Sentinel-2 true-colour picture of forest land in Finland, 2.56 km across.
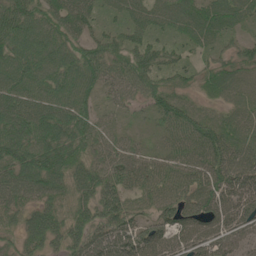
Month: June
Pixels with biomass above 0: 93%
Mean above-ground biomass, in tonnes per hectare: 73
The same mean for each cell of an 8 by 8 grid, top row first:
115 82 83 30 59 68 76 54
92 104 69 65 69 38 40 38
91 88 106 66 76 38 54 61
110 96 84 29 22 73 29 50
94 101 77 51 21 55 98 83
102 121 77 63 67 78 97 111
71 71 60 78 52 82 76 103
46 76 71 96 114 72 81 55
